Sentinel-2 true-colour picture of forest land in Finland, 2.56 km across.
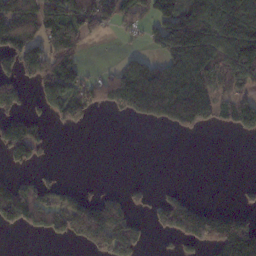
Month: November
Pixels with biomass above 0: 49%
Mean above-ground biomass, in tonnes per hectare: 83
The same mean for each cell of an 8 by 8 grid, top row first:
112 122 140 118 78 129 137 161
149 149 87 1 31 173 165 205
113 112 81 99 180 130 154 137
79 54 76 33 89 134 119 117
176 37 0 0 0 0 0 1
36 17 0 0 2 0 0 0
175 119 94 102 29 131 45 39
0 22 61 154 48 50 119 189
